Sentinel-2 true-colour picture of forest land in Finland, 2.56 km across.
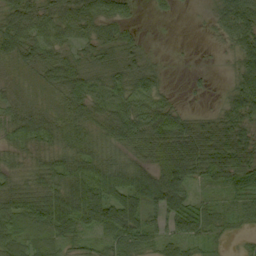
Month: September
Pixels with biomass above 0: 85%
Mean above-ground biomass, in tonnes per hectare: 49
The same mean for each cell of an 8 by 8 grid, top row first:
61 47 75 56 2 3 9 86
57 46 36 55 19 1 2 55
21 34 58 59 70 1 5 58
46 37 58 61 58 37 14 64
33 42 55 46 73 93 88 72
34 55 73 81 75 109 45 54
49 67 99 102 66 69 35 33
46 44 33 41 39 45 26 9
